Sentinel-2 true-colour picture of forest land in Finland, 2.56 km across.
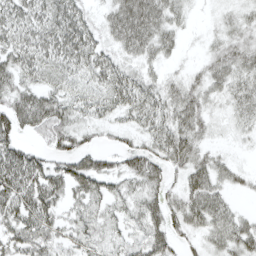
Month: April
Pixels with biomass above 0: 82%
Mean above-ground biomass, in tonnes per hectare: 41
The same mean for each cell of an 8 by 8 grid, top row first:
48 52 48 41 74 29 5 19
49 49 60 33 44 20 16 33
43 30 25 49 35 24 37 36
65 79 31 31 51 51 32 31
45 40 39 15 33 67 23 8
80 67 76 52 58 21 57 19
57 57 33 28 54 39 68 14
45 46 39 28 51 37 31 49
